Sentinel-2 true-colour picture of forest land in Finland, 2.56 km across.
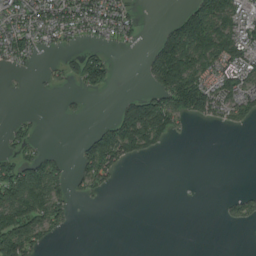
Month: July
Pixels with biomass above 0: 42%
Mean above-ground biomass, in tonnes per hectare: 56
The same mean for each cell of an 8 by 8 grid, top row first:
82 89 106 88 14 39 186 85
97 30 34 24 17 199 132 128
3 15 76 34 19 204 95 106
6 1 9 26 207 127 88 73
45 7 30 132 89 6 0 0
130 130 41 43 0 0 0 0
143 117 3 0 0 0 0 46
154 35 0 0 0 0 0 0
